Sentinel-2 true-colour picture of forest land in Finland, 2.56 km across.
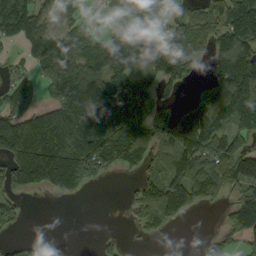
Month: September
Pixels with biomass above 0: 67%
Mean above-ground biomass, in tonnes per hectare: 93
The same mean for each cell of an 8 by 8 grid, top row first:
199 59 37 25 93 54 91 154
36 121 119 97 103 98 77 143
62 85 153 122 81 85 60 165
95 96 210 207 117 74 139 161
130 150 203 189 104 135 125 62
118 130 164 38 58 117 157 121
52 0 0 0 84 100 18 120
22 28 0 17 13 0 15 54
